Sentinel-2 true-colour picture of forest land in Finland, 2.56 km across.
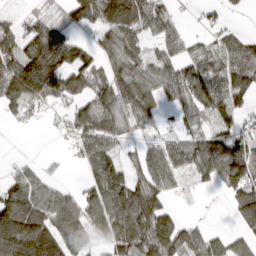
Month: March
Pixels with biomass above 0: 74%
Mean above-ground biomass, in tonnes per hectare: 90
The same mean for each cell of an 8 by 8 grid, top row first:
32 49 90 140 111 26 16 8
101 177 72 86 50 43 60 87
182 184 97 104 97 105 115 124
34 19 80 119 95 58 99 96
1 0 68 83 40 60 126 127
38 26 14 148 80 57 78 139
170 110 98 165 179 30 1 122
243 192 86 101 157 140 65 47
